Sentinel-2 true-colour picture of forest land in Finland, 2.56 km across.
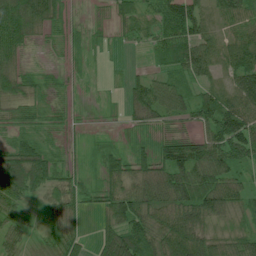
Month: July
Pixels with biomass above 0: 85%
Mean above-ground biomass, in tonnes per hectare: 54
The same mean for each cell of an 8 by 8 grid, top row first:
140 79 8 26 36 99 39 79
84 10 19 9 15 88 59 64
74 15 10 3 32 44 34 69
34 22 7 4 62 50 79 98
38 26 13 15 44 66 75 97
114 86 24 52 70 82 78 40
36 28 33 59 81 102 104 46
39 29 36 69 84 116 81 68
